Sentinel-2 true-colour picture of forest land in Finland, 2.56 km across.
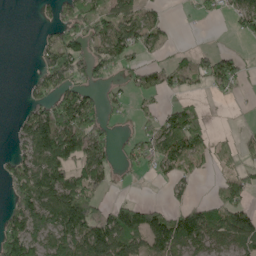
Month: May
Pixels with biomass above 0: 55%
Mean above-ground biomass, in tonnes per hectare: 69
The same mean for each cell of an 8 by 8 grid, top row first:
0 19 93 93 82 2 31 74
0 69 81 104 66 16 18 10
0 93 56 39 51 49 67 60
15 125 170 20 31 79 15 2
43 173 154 50 75 138 63 44
81 129 91 34 14 57 15 45
90 154 165 47 70 42 64 83
138 110 146 128 78 118 83 83
